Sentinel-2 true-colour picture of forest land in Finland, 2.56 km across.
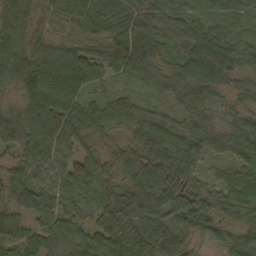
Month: October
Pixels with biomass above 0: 97%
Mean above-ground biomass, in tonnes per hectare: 72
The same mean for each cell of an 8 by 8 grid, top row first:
86 74 84 89 85 56 45 50
87 72 71 108 86 61 110 65
101 87 74 33 38 75 120 62
69 79 69 63 45 47 54 51
83 84 67 49 94 75 60 75
74 42 68 57 108 82 33 64
87 67 43 88 110 99 75 65
62 63 56 105 114 89 49 50
